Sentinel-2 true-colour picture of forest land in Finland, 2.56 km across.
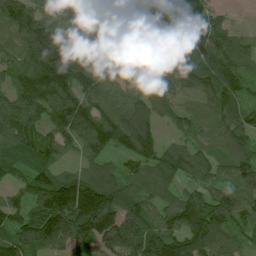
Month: July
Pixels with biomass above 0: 93%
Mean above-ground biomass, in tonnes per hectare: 96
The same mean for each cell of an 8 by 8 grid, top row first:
97 97 70 133 139 86 92 7
59 137 55 97 131 134 119 87
78 144 107 76 114 116 106 88
102 87 110 93 92 51 66 81
98 86 72 72 97 56 60 90
67 97 81 72 83 75 76 109
90 139 167 136 98 110 124 108
101 110 109 120 111 105 114 52
